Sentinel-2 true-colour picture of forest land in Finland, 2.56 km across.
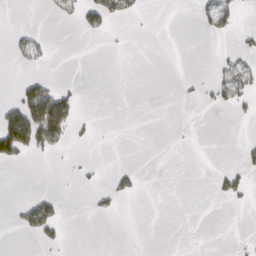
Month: March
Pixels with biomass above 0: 12%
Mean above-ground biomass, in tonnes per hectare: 14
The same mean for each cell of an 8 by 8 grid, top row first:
0 6 37 46 5 0 30 17
16 9 0 0 0 0 0 15
6 19 3 0 0 1 12 40
71 173 15 0 0 0 3 10
120 73 5 0 0 0 0 8
0 0 5 9 3 0 2 26
13 44 0 9 0 0 0 3
1 18 0 0 0 0 0 3
